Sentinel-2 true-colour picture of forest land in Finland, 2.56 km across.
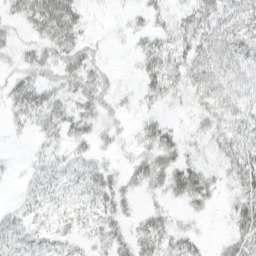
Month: March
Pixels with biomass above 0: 68%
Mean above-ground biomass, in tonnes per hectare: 21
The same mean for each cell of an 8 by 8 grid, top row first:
25 70 27 2 13 15 36 40
17 28 30 2 16 23 34 42
23 19 33 10 19 22 44 36
24 32 23 15 8 3 30 34
1 16 18 10 22 26 11 27
4 17 14 17 31 41 20 29
11 18 15 23 8 10 11 24
20 16 11 20 27 21 4 27
